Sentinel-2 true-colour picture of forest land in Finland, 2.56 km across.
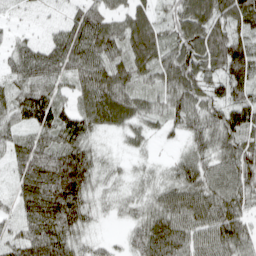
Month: April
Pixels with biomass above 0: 93%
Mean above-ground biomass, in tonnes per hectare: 72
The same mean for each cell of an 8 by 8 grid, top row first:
15 16 61 54 61 63 105 110
44 62 98 78 93 80 110 95
59 81 69 92 46 88 74 95
85 118 78 99 68 74 73 115
64 84 85 13 28 18 67 85
49 120 112 32 33 56 74 88
44 116 79 29 50 91 95 70
65 117 55 17 81 86 73 81
